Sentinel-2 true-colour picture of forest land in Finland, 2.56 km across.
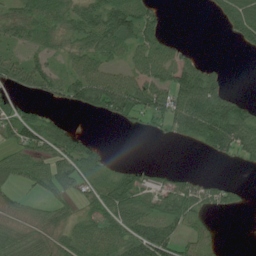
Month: July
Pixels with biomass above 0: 61%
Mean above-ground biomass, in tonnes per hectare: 58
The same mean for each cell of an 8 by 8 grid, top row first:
58 75 84 141 80 0 5 84
37 41 58 80 83 36 0 16
62 74 92 89 91 101 91 0
61 21 29 81 83 116 160 89
58 70 54 2 0 10 68 115
52 71 73 59 31 21 15 3
28 41 31 86 60 81 42 19
69 40 80 76 140 75 31 0
